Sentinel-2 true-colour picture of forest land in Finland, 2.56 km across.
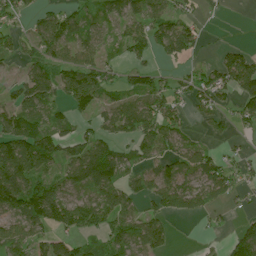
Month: July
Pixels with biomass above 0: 66%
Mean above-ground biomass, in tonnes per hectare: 60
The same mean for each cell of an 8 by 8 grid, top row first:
41 58 55 48 65 53 9 0
38 82 63 24 69 97 10 26
26 81 102 38 54 28 77 109
66 47 38 56 90 52 51 50
131 93 69 67 86 67 25 9
141 66 87 94 59 81 73 40
82 108 88 88 42 70 40 16
70 54 38 59 83 13 8 65
